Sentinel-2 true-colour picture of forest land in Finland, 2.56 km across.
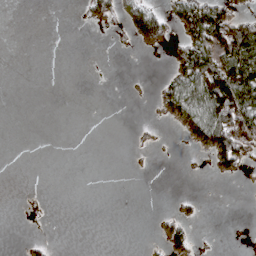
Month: April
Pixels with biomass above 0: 21%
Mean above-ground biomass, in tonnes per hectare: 24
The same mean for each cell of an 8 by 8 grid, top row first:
0 0 7 37 96 47 102 39
0 0 0 1 30 36 87 128
0 0 0 0 3 62 131 123
0 0 0 0 1 67 109 110
0 0 0 0 12 3 88 76
0 0 0 0 2 0 11 21
0 0 0 0 0 14 0 0
0 10 0 0 2 54 2 1
